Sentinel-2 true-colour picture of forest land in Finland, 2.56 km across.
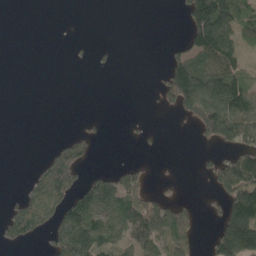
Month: May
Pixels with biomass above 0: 36%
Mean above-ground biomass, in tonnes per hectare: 59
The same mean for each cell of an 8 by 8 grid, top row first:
0 0 0 0 0 5 249 125
0 0 2 5 0 26 170 74
0 0 0 0 0 169 189 111
0 0 0 0 1 51 181 177
0 6 66 0 9 0 45 99
0 90 68 55 33 6 37 159
51 89 135 83 130 64 17 188
45 48 144 90 113 104 36 254
